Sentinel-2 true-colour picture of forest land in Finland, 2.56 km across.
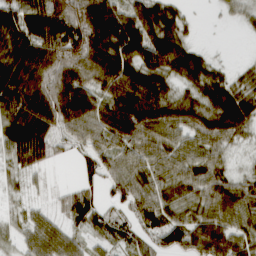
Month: March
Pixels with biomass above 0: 86%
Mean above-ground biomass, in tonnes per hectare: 64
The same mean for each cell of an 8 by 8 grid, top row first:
69 101 131 81 92 46 1 18
73 98 119 98 106 92 10 0
105 111 92 99 86 48 71 34
92 115 108 82 96 70 73 88
80 70 39 59 77 54 60 24
23 10 19 53 68 64 76 29
12 18 65 30 72 48 65 76
21 57 28 30 45 64 103 64
